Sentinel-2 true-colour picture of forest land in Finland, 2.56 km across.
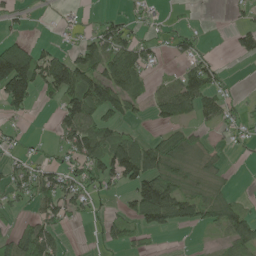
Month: June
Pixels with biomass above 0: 53%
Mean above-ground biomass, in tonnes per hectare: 54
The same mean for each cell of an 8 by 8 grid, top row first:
29 2 6 22 21 9 0 17
101 28 62 92 63 40 10 46
180 117 125 115 41 50 83 4
37 8 117 90 20 99 58 31
18 16 92 87 53 66 28 13
57 74 72 89 120 66 37 2
32 58 48 16 128 108 77 48
82 75 0 41 26 1 6 89
